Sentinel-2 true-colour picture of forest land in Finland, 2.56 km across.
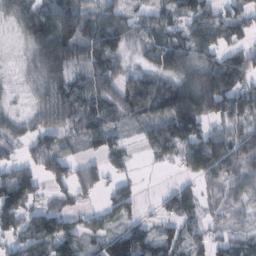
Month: February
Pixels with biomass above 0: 81%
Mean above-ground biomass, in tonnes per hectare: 67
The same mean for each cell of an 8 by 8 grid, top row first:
62 86 123 71 37 48 82 65
15 151 140 90 36 78 72 59
15 81 51 72 80 77 121 66
24 65 73 57 77 139 114 108
31 49 28 46 40 100 109 100
95 66 61 30 6 13 63 69
97 45 29 56 19 74 31 42
55 89 71 80 82 61 38 49
